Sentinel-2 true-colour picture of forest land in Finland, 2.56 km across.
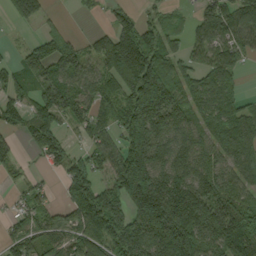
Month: September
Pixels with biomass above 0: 78%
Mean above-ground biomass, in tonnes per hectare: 114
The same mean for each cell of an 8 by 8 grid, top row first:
73 31 6 52 44 27 97 126
19 97 63 176 193 65 92 88
84 117 119 132 215 117 97 42
91 124 89 76 231 136 105 106
32 107 28 85 236 132 109 156
23 20 139 119 248 145 140 110
36 59 142 150 220 218 181 124
72 82 140 153 173 250 153 186
